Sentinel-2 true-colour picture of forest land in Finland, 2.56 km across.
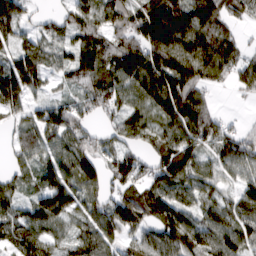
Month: March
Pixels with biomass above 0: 87%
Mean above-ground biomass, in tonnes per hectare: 88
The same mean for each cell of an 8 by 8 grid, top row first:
106 24 85 99 135 184 158 50
66 59 74 89 158 188 157 55
139 53 65 92 169 203 93 60
51 71 60 52 72 136 81 4
43 70 80 54 51 105 71 83
50 76 119 63 59 99 62 60
65 104 68 94 115 101 71 90
67 71 79 72 71 122 95 94
